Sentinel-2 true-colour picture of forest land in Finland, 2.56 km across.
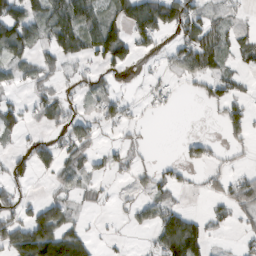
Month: February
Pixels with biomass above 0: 49%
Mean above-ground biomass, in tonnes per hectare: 41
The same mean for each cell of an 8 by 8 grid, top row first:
82 75 90 60 110 99 41 11
78 42 76 113 28 46 103 45
28 27 26 24 8 16 45 19
46 47 19 44 11 4 6 39
13 29 50 14 7 5 30 19
38 15 32 16 21 27 15 28
55 71 19 6 33 39 15 39
93 149 78 9 5 126 40 12
